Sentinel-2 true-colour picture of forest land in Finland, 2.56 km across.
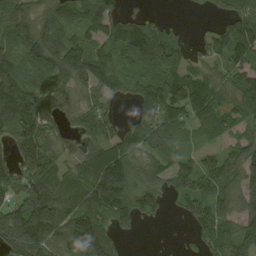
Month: August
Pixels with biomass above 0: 80%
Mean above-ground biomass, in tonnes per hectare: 86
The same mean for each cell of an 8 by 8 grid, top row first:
90 62 89 87 51 4 22 107
59 105 98 92 143 90 58 127
98 66 80 84 67 107 77 84
141 80 58 36 74 106 105 74
67 82 47 94 88 58 36 68
81 118 91 172 83 88 125 108
99 143 105 144 96 24 119 70
129 115 155 87 2 1 76 87
